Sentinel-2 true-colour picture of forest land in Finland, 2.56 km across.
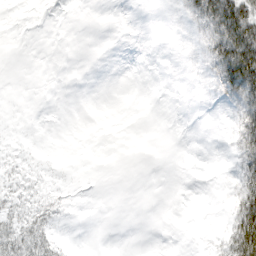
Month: March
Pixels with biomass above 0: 23%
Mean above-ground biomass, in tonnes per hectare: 10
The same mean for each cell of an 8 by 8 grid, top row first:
0 0 0 0 0 3 49 63
0 0 0 0 0 0 25 74
0 0 0 0 0 0 10 69
0 0 0 0 0 0 0 29
1 0 0 0 0 0 0 27
8 3 0 0 0 0 0 24
18 19 1 0 0 0 0 38
52 32 0 0 0 0 3 68
